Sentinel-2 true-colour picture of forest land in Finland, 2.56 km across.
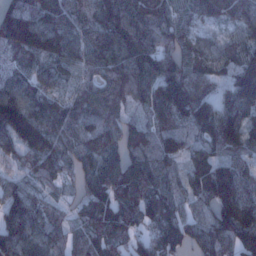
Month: January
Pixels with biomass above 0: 95%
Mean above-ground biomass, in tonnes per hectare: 118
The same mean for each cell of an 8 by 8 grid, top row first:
195 154 108 143 139 99 100 116
142 138 119 149 136 110 70 95
102 86 75 129 144 154 101 152
176 116 92 89 71 138 130 158
127 118 100 99 97 65 100 132
49 88 88 145 133 68 170 135
148 79 78 130 136 85 98 192
163 123 85 126 90 127 108 155
